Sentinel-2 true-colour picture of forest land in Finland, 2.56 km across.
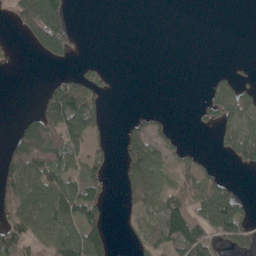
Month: May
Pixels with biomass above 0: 43%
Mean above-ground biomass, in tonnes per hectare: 60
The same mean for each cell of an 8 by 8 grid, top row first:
89 198 0 0 0 0 0 0
4 125 5 0 0 0 0 0
0 25 74 11 0 0 13 24
4 129 163 2 17 1 47 102
104 176 61 24 127 28 2 90
123 93 83 20 169 69 58 5
101 123 137 13 75 111 184 96
122 84 115 37 54 129 112 99
